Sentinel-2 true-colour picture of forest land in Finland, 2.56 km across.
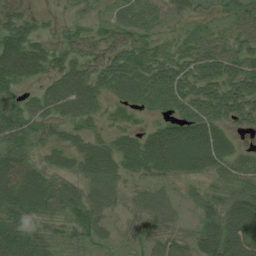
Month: July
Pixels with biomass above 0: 85%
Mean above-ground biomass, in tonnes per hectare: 46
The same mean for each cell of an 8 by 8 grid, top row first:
34 10 20 19 19 21 19 35
72 33 42 50 49 28 47 47
54 36 52 63 64 81 79 79
36 42 44 23 30 52 72 58
41 32 34 42 59 87 85 26
74 42 39 51 41 37 31 53
65 47 57 25 33 22 41 69
80 46 43 18 29 38 66 79
